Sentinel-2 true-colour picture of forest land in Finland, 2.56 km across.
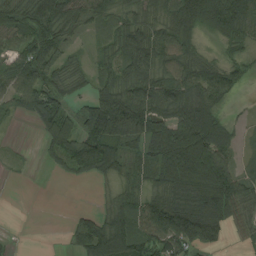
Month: August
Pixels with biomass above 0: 76%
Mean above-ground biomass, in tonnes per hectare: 69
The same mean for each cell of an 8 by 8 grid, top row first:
83 111 71 52 42 83 125 101
56 99 17 46 121 79 13 38
81 76 37 58 92 91 86 35
38 108 67 142 114 95 89 6
3 48 101 94 74 135 130 33
2 3 34 47 47 107 139 73
0 0 11 57 81 108 99 78
5 0 60 146 94 119 106 15
